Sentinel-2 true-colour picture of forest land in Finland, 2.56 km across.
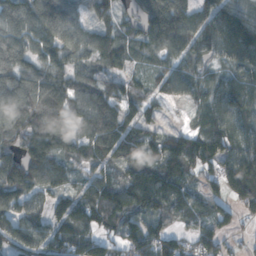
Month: November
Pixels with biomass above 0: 89%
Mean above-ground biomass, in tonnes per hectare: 110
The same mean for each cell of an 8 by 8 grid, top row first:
118 77 74 100 132 188 115 132
129 91 74 110 84 106 93 181
126 135 100 74 51 95 64 97
105 142 138 168 86 10 77 98
91 137 115 161 122 107 146 107
127 99 60 73 162 135 67 133
115 100 132 171 147 107 76 93
139 126 126 88 146 100 105 34
